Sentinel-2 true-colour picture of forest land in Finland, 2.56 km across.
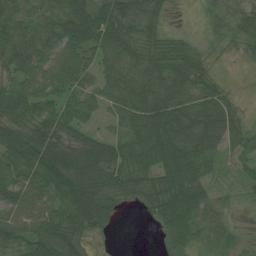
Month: July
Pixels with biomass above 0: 86%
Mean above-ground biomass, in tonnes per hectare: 56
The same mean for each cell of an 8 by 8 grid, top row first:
49 40 88 81 63 4 18 36
57 54 75 75 53 42 18 19
54 68 57 56 80 87 49 2
61 44 58 39 84 99 96 29
103 84 51 46 79 101 82 40
72 85 77 62 48 91 40 18
74 63 95 45 29 98 61 10
60 76 42 5 0 49 49 22
